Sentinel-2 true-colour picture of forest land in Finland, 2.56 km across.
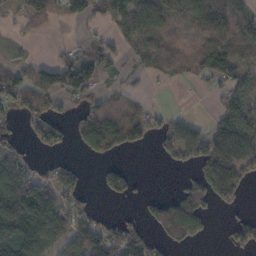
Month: October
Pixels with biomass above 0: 59%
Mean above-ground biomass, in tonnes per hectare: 75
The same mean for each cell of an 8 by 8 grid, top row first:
28 60 78 84 170 122 125 63
11 7 33 61 76 58 85 56
89 94 118 18 20 26 43 63
61 66 63 84 45 18 13 115
49 54 57 116 45 100 122 187
148 59 45 81 5 11 132 97
172 142 67 5 32 124 76 29
172 122 98 125 92 94 22 73
